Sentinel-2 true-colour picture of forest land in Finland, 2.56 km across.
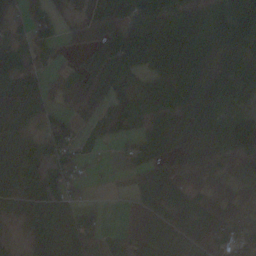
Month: October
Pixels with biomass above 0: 80%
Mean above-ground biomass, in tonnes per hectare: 61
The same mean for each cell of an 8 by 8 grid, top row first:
43 52 25 62 89 67 66 94
45 44 31 113 106 86 74 69
79 36 64 67 31 78 77 84
80 62 38 39 46 83 81 36
44 70 30 21 57 39 62 72
73 68 37 5 64 76 63 68
60 68 41 2 82 88 87 77
9 57 85 24 82 73 92 86
